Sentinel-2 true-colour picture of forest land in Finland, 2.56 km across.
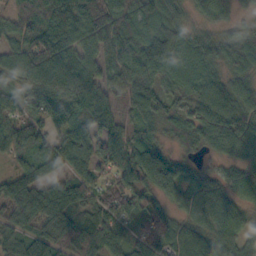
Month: October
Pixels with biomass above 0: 93%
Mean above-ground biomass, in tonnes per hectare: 75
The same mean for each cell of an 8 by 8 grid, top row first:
47 84 115 112 87 72 48 28
59 128 83 94 128 92 64 77
51 99 99 55 89 73 77 52
38 94 71 53 71 47 71 85
84 93 100 76 71 45 59 73
70 70 70 59 89 88 37 57
100 123 95 80 79 49 84 52
58 97 79 62 72 70 65 73
